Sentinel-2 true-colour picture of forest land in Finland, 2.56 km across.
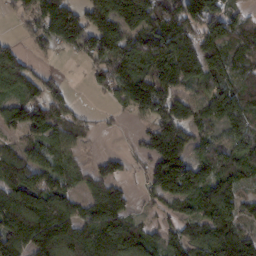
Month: February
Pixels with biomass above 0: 80%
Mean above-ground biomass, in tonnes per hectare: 107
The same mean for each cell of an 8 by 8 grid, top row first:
39 138 102 196 161 163 163 63
41 52 80 135 137 193 135 96
119 56 2 94 145 171 117 99
90 120 33 24 83 116 93 121
49 91 49 0 60 158 55 93
138 98 57 89 41 213 112 89
190 163 81 149 24 80 116 94
144 183 164 193 134 85 131 145
